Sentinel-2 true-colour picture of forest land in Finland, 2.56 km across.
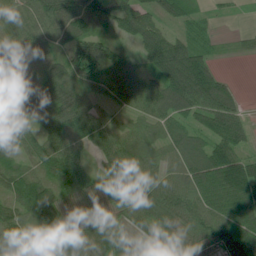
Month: June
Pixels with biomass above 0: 90%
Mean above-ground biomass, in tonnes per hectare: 77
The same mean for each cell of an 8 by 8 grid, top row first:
77 97 133 82 74 72 23 5
71 51 110 82 79 93 35 12
63 72 90 87 69 150 121 7
78 95 96 41 59 97 93 49
61 80 74 84 79 83 87 65
97 84 93 88 74 62 114 131
75 116 70 63 83 89 79 96
53 53 65 80 37 85 60 123
